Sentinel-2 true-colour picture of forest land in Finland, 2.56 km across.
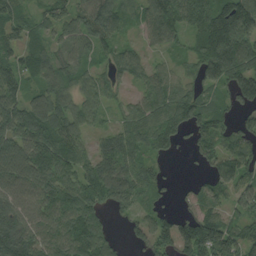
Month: August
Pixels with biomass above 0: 84%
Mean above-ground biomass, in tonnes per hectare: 81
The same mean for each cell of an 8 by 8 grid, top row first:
62 57 72 102 66 95 108 163
71 60 57 49 34 33 123 144
75 68 56 44 53 44 80 134
102 107 78 28 71 89 78 52
97 116 64 60 68 53 65 93
105 125 89 87 65 9 47 90
87 111 144 58 48 27 62 53
135 102 135 57 60 132 167 109
